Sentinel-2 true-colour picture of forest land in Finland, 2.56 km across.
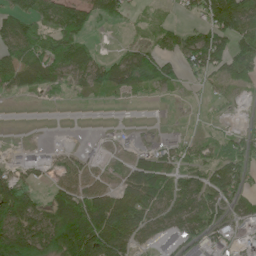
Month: June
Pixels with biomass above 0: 63%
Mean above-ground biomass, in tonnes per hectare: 73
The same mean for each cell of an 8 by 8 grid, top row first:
116 130 104 59 12 19 96 137
104 101 102 12 64 83 143 102
85 75 43 90 115 53 42 90
1 0 0 1 0 0 4 6
13 25 15 9 10 58 44 68
53 32 57 39 127 75 71 84
149 87 167 151 120 76 84 51
196 136 235 162 51 71 86 55
